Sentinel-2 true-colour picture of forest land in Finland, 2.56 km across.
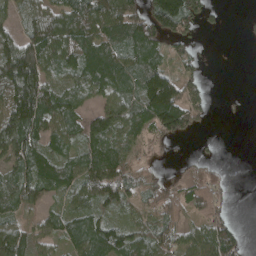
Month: April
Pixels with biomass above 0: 72%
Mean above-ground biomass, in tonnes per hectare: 72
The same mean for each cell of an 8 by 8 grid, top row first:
35 92 129 145 107 181 47 4
116 122 120 99 118 46 2 1
200 86 74 103 56 39 15 0
179 122 60 103 85 122 35 5
125 68 61 84 37 19 5 0
87 85 86 129 58 24 31 0
62 35 54 58 45 75 79 0
106 61 90 88 82 78 110 43
